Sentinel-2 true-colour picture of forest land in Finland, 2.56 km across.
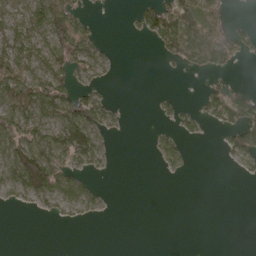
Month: April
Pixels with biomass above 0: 40%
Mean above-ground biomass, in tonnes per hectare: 35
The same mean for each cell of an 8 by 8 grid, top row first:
35 105 36 0 53 94 48 2
46 83 68 6 1 78 117 36
77 106 31 8 0 2 13 3
95 76 100 25 0 22 35 70
90 83 119 6 1 33 2 67
95 133 28 3 0 7 0 7
12 21 34 1 0 0 0 0
0 0 0 0 0 0 0 0
